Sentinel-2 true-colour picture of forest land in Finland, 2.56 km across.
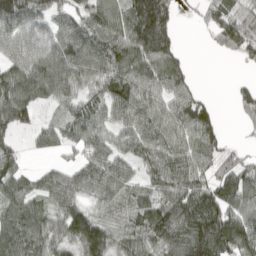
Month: April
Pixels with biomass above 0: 81%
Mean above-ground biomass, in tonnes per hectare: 87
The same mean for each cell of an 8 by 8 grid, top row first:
146 83 75 93 143 40 54 60
107 120 140 109 119 53 10 66
121 147 103 103 99 92 0 12
112 21 85 85 97 92 62 30
45 51 86 85 97 98 89 12
87 55 77 125 58 107 82 97
97 56 73 54 77 145 144 107
113 88 122 75 82 133 169 123
